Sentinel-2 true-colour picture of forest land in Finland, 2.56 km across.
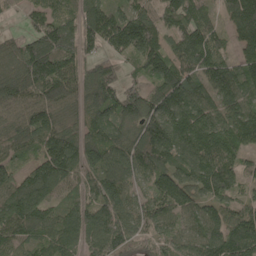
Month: May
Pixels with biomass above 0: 92%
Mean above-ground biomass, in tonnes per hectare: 118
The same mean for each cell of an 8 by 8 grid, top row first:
19 100 117 120 100 108 69 161
98 170 127 79 144 88 142 95
166 172 118 104 69 154 134 141
91 123 96 134 139 140 110 123
105 136 132 136 145 137 147 121
89 156 102 138 84 125 136 87
159 105 97 149 99 100 93 103
108 115 115 145 66 90 144 168
